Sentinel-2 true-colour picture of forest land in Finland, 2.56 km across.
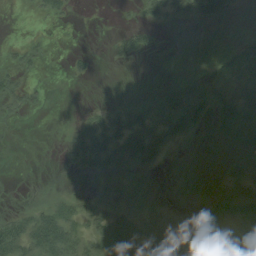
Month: August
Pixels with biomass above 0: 66%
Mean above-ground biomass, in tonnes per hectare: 23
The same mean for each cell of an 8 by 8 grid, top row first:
0 13 2 1 17 28 40 17
8 5 2 9 23 7 9 25
19 3 9 0 2 20 35 33
18 3 5 22 34 63 44 42
4 1 36 47 63 31 25 33
2 3 12 19 16 13 26 33
12 31 31 34 19 6 24 33
57 71 34 58 41 25 47 18
